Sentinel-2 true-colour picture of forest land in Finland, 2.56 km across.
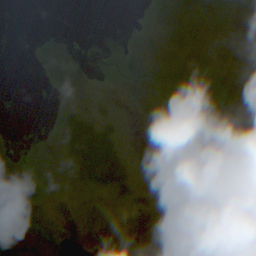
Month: August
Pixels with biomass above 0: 52%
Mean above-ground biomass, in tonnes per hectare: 16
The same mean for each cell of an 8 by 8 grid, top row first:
0 0 0 0 1 8 16 8
0 12 4 7 7 15 16 13
0 6 13 1 14 21 17 22
0 2 19 4 1 16 7 40
4 5 48 33 0 27 54 36
16 12 27 41 1 3 54 28
12 18 23 13 20 1 42 37
20 19 18 21 22 10 28 51
